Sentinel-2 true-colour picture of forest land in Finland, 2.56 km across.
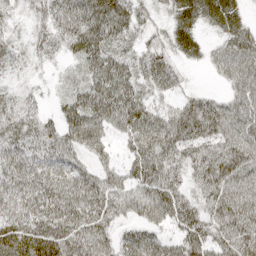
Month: April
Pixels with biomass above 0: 90%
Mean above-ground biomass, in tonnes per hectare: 54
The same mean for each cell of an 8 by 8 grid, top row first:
20 47 78 78 30 50 55 39
32 36 59 52 36 44 25 71
21 12 33 74 45 33 6 71
45 21 75 69 60 45 61 68
53 60 59 26 62 64 53 72
51 55 53 42 68 46 70 75
55 67 71 58 62 71 54 77
76 79 71 50 54 50 62 77
